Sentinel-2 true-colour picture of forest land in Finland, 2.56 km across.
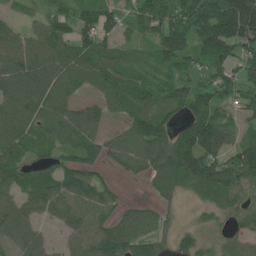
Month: June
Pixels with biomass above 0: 83%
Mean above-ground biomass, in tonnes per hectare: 92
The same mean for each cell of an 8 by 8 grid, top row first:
32 64 82 69 73 132 205 239
101 107 92 70 39 148 141 112
120 123 109 109 59 79 71 85
121 114 91 64 104 71 129 58
118 77 115 72 130 136 145 89
71 59 104 24 57 116 121 127
81 90 116 68 54 18 47 67
57 27 82 134 104 48 35 60
